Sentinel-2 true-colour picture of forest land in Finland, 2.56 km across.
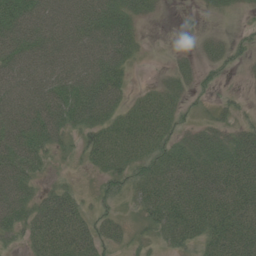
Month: June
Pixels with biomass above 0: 74%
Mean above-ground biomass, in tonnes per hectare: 41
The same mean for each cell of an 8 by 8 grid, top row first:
76 66 74 62 17 2 8 6
69 68 67 71 7 4 18 19
65 69 74 58 2 19 13 6
72 86 63 39 44 26 9 17
77 50 21 50 47 32 34 38
78 11 4 34 36 55 50 52
71 51 33 16 27 59 54 50
18 56 52 24 11 30 36 50
